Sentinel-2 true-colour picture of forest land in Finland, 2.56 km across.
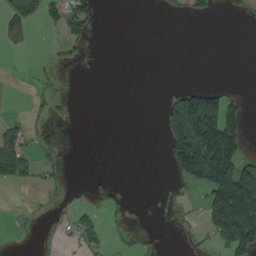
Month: August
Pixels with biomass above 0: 24%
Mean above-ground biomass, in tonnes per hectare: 37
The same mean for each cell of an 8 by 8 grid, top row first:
59 50 80 0 0 13 28 19
27 6 23 0 0 0 0 0
1 7 0 0 0 0 1 0
3 12 0 0 0 95 178 59
73 9 0 0 0 99 194 89
41 19 0 9 0 37 154 196
3 11 30 31 1 10 128 307
2 3 33 10 6 1 31 211
